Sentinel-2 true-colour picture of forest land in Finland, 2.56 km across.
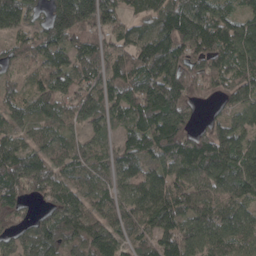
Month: April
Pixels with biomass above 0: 92%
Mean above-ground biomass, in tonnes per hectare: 100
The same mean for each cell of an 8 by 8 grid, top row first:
111 103 197 80 72 151 112 84
62 107 81 69 114 142 117 137
34 94 98 91 129 155 95 114
72 88 90 86 139 154 17 75
88 71 51 48 117 126 127 102
140 109 77 75 90 96 129 119
81 65 102 91 126 117 93 77
68 129 110 110 68 132 116 84
